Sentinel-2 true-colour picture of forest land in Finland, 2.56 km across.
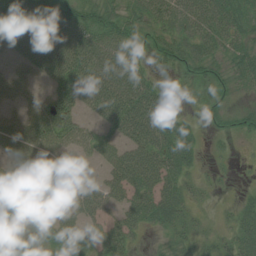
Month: July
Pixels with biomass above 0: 75%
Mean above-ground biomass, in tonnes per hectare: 40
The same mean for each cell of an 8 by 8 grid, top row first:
70 68 61 46 39 48 64 55
45 76 69 59 29 46 43 41
39 40 62 61 40 12 26 29
30 72 37 65 79 26 12 21
55 53 35 41 62 60 8 5
43 20 22 41 63 45 8 1
24 54 47 29 58 47 7 25
16 21 43 48 9 26 20 44
